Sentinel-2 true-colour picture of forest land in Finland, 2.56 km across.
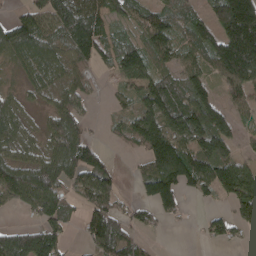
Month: April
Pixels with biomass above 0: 72%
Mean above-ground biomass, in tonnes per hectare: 90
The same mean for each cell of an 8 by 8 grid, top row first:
43 112 163 76 74 84 65 265
105 96 134 85 97 80 113 249
22 62 47 17 86 81 76 138
55 47 74 23 102 150 147 47
65 74 136 16 118 129 136 46
111 129 115 72 74 161 131 169
36 98 56 91 46 62 25 112
134 139 28 124 26 0 36 26
